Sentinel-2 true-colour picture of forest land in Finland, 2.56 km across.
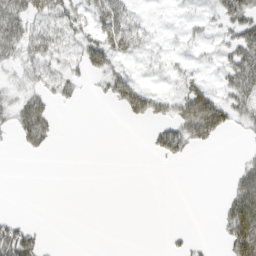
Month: March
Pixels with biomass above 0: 34%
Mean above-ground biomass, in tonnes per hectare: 20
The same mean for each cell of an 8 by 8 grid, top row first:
47 33 27 51 7 4 13 47
37 32 32 44 15 5 8 56
8 27 16 34 6 10 11 63
33 31 1 3 41 39 84 37
12 20 0 0 4 51 20 3
0 0 0 0 0 0 0 34
0 0 0 0 0 0 0 72
61 5 0 0 0 6 3 68
